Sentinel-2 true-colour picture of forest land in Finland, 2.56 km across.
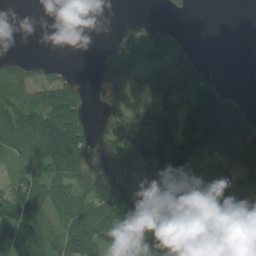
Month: July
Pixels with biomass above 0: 66%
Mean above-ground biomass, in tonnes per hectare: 86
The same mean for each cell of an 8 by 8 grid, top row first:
0 0 0 0 5 11 0 0
1 0 0 31 78 71 0 0
112 71 27 117 100 109 86 0
90 148 75 110 91 84 230 87
80 212 102 55 124 177 169 143
45 125 87 144 72 127 114 110
99 85 86 184 175 158 91 121
92 86 116 68 115 161 97 132
